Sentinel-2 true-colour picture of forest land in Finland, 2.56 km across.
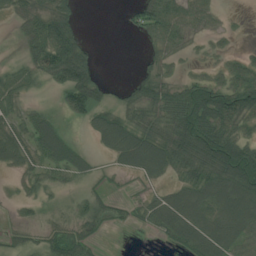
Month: July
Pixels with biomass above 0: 65%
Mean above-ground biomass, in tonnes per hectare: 41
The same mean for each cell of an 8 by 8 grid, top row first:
27 59 12 0 50 55 33 2
5 83 50 0 8 28 8 7
26 34 82 5 33 23 33 57
20 19 61 40 45 70 90 73
50 77 17 73 89 86 92 66
13 28 32 10 43 33 73 107
10 10 26 24 26 78 67 103
14 22 34 1 1 44 89 56
